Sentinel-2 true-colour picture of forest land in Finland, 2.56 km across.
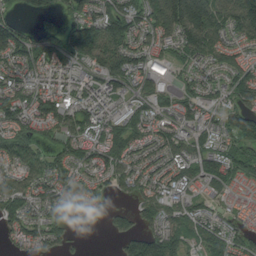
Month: August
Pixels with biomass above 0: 82%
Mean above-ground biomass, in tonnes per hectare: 73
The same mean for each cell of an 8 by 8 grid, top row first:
33 41 70 107 84 160 143 122
104 69 117 117 66 68 98 50
72 70 68 107 52 37 49 86
84 98 96 73 76 71 53 102
87 36 78 110 67 75 67 70
77 90 60 63 66 65 78 55
95 67 53 31 63 66 39 26
41 60 5 23 126 69 67 61
